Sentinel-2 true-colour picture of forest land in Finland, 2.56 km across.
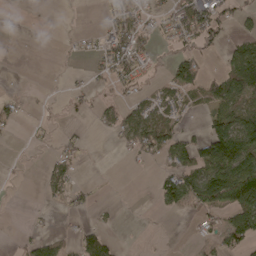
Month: April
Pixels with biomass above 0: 38%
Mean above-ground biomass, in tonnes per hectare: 35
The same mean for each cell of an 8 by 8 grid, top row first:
0 0 0 26 38 54 75 26
0 0 8 66 42 17 19 55
0 0 6 37 24 69 47 91
24 3 10 36 50 36 40 79
2 7 17 7 78 70 104 141
2 39 8 0 2 71 115 159
0 10 16 7 0 27 68 110
9 39 35 24 1 0 17 72
